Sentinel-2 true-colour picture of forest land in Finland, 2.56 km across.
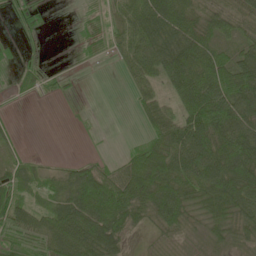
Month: May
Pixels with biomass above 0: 74%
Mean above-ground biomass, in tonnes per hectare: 52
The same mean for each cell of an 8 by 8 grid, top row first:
18 6 9 36 83 85 61 61
8 3 11 29 66 83 75 58
21 16 3 1 47 77 101 102
4 0 4 0 39 57 122 97
15 0 2 1 38 85 110 97
35 26 57 48 115 92 104 102
72 47 83 107 85 88 63 79
30 79 120 93 8 18 34 38
